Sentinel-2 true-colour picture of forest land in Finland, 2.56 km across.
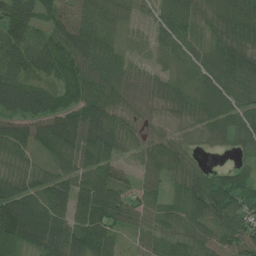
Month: July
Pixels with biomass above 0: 90%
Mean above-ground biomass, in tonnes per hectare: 64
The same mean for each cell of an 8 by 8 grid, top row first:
102 73 87 52 18 92 43 99
100 72 96 51 32 55 61 81
104 53 77 68 39 41 72 82
73 82 75 62 12 35 77 65
79 83 91 62 34 28 19 34
48 45 68 60 39 47 48 55
115 99 72 79 39 42 102 77
78 100 93 51 28 56 58 65
